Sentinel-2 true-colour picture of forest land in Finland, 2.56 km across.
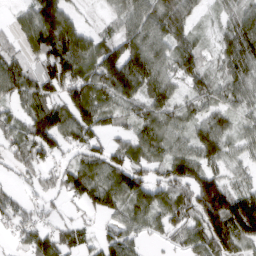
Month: March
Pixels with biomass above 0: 85%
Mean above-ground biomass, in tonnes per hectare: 86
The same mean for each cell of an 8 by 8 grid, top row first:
37 143 36 36 103 109 17 78
45 136 126 94 120 88 29 108
103 111 119 147 135 66 72 82
57 129 125 79 80 72 72 54
74 111 81 56 100 75 111 50
37 56 120 122 84 104 103 41
59 24 34 84 96 104 180 172
29 92 64 79 37 48 127 112
